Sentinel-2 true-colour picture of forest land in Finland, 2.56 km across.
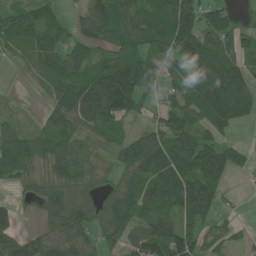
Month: June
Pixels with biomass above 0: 80%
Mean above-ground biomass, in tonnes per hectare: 104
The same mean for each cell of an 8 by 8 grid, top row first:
95 91 62 153 135 167 72 37
73 104 74 92 101 161 140 60
8 87 119 198 131 109 237 145
17 58 127 139 43 115 152 129
127 91 87 73 127 149 126 33
86 99 102 66 126 174 168 24
42 97 128 123 128 152 109 15
90 101 113 71 137 165 71 33
